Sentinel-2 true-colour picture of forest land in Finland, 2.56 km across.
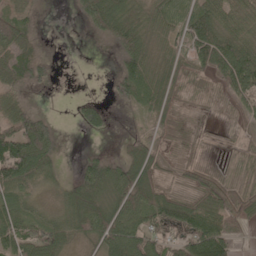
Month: May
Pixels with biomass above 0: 73%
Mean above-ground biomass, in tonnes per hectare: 48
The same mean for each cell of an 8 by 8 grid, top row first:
49 1 26 87 49 58 91 57
73 3 0 23 56 43 104 86
51 17 0 21 80 31 25 110
58 10 38 16 34 24 9 26
113 63 1 2 39 18 9 13
100 45 43 73 56 25 40 13
62 24 71 66 84 93 62 44
76 68 38 94 78 51 136 18
